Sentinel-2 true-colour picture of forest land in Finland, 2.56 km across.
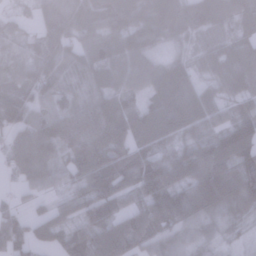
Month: January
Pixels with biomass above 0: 93%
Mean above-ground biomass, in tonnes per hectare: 72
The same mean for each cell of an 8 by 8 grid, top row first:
23 106 98 107 85 93 79 77
31 67 64 82 58 17 48 63
60 65 35 62 69 94 42 75
81 57 84 118 85 118 74 51
65 92 117 156 78 48 73 95
35 54 86 136 120 76 100 90
32 31 69 81 70 88 72 48
69 50 79 104 51 32 22 9
